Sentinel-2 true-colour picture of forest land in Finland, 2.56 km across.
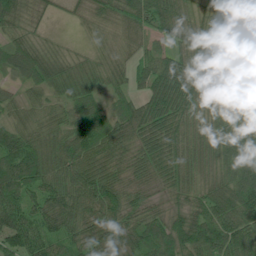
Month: July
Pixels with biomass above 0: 95%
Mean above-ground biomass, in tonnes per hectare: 64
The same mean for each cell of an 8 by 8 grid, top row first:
71 27 31 53 70 76 41 63
69 34 11 31 34 40 57 50
39 64 49 38 49 99 67 67
31 33 70 42 71 81 54 84
80 57 91 75 59 63 71 115
84 67 84 58 51 52 55 105
80 70 71 69 45 42 74 103
77 73 66 72 81 92 107 112
